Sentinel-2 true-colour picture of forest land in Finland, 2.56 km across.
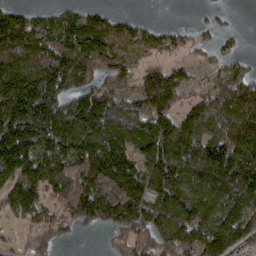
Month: March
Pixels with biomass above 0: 79%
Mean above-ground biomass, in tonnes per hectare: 128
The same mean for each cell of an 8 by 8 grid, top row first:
113 83 106 57 13 1 15 3
181 173 176 128 86 51 43 22
212 217 127 125 116 122 56 134
246 211 179 169 146 110 149 156
248 161 158 154 129 155 177 172
180 171 163 156 150 175 153 192
133 79 151 147 157 164 142 121
28 58 12 30 99 159 165 117
